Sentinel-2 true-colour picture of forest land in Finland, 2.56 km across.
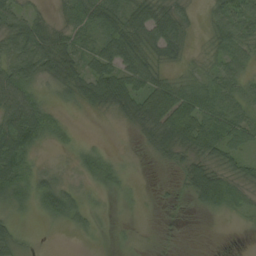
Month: August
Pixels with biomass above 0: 75%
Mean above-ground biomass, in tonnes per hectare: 33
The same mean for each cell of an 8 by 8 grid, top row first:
38 19 44 58 57 44 22 52
41 57 44 62 52 39 18 42
59 32 51 63 50 26 31 34
78 28 9 28 65 74 55 34
72 14 12 2 17 68 58 33
50 19 15 28 2 12 61 35
16 38 30 4 3 5 30 23
27 1 5 4 3 5 0 0
